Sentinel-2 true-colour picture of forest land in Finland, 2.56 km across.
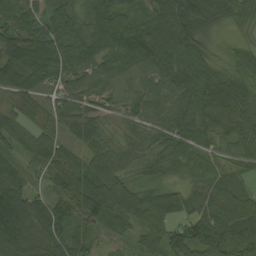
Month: August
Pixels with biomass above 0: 96%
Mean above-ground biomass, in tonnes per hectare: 72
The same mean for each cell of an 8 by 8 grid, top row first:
70 72 58 98 63 93 83 51
89 104 66 77 95 83 37 39
71 56 52 58 56 71 91 76
56 52 68 40 59 67 89 88
42 69 57 52 45 66 51 72
81 46 96 83 30 29 35 35
158 71 106 84 125 86 79 67
134 91 80 36 68 90 135 80
